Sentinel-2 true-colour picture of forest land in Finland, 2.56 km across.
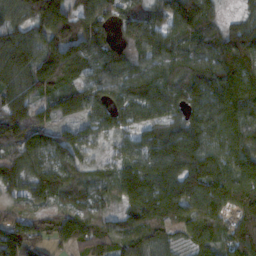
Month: November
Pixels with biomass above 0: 91%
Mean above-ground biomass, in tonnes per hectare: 102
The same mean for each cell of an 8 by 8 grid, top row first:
90 141 89 71 93 111 82 39
152 103 92 75 118 101 94 146
136 97 76 99 118 108 146 166
120 44 73 92 95 74 128 136
99 93 82 42 71 137 116 121
109 126 74 80 144 127 148 130
52 61 88 53 121 104 106 100
152 83 121 86 101 67 91 120
